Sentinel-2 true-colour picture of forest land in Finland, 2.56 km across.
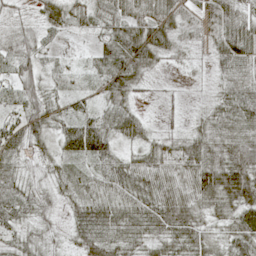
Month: May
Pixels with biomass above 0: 90%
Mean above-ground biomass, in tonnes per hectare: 42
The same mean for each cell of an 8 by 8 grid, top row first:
17 39 30 44 61 49 46 54
41 15 6 55 78 36 22 72
40 27 25 65 29 4 9 54
34 48 30 46 15 11 30 69
49 31 83 38 36 33 60 67
37 31 24 49 55 42 68 80
47 30 41 48 53 82 36 57
29 20 39 52 34 49 41 56
